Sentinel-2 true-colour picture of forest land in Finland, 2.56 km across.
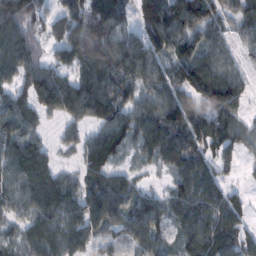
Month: February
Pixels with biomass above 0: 86%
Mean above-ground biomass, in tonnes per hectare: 92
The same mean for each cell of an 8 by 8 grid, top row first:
140 60 138 178 144 177 115 81
131 48 131 125 141 104 84 37
79 119 108 124 106 93 144 68
100 62 107 132 97 122 111 54
87 29 61 108 77 101 86 65
89 84 54 87 23 61 66 17
70 94 88 148 101 69 84 51
57 108 75 58 112 53 101 78
